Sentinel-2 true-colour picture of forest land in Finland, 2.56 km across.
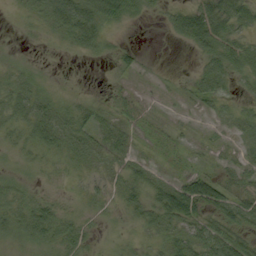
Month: September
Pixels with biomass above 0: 67%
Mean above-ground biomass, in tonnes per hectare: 20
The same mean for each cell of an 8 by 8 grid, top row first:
4 37 64 50 14 22 49 37
1 3 23 10 5 4 37 28
16 6 1 5 2 2 34 13
28 30 19 10 4 2 9 15
12 34 29 24 3 6 4 12
8 6 9 15 24 13 26 17
22 26 9 9 37 76 37 30
12 25 24 5 9 30 41 30
